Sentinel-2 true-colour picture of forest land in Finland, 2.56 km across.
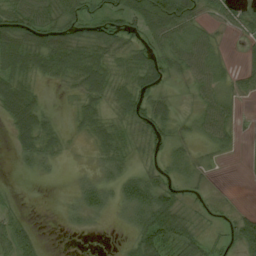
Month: August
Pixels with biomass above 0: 69%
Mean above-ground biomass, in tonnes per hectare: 32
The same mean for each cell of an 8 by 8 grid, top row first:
53 47 40 46 78 93 18 37
70 67 44 41 40 41 33 8
53 21 41 37 44 13 43 25
66 17 31 23 44 16 49 12
31 33 5 42 20 23 23 9
4 8 9 28 37 19 7 1
14 0 31 21 67 51 9 8
45 1 1 1 63 71 21 58
